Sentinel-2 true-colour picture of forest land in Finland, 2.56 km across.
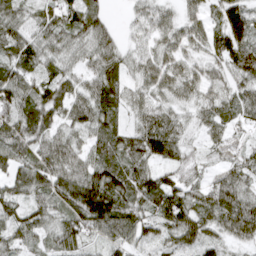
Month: March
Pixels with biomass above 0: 93%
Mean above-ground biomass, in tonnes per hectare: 66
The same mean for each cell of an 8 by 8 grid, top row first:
64 59 75 16 41 34 41 95
83 65 51 61 38 48 53 97
87 67 52 73 48 61 51 62
90 100 74 63 62 43 49 55
85 71 49 71 107 74 32 33
68 86 88 97 85 53 31 64
65 67 128 123 65 101 75 107
55 47 69 57 53 68 59 59
